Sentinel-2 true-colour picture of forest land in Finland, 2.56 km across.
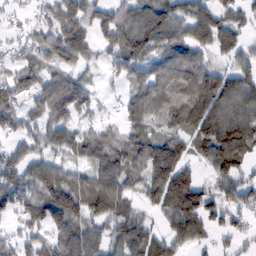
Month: February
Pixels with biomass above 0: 80%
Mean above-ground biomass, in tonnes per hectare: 87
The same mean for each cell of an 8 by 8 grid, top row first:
24 65 118 91 103 100 83 58
40 107 103 64 136 88 73 76
91 72 67 26 85 106 91 100
86 94 103 17 99 91 125 122
60 77 88 79 95 79 115 136
106 106 62 111 93 129 34 69
101 160 110 120 48 114 102 54
79 84 112 64 96 69 40 40
